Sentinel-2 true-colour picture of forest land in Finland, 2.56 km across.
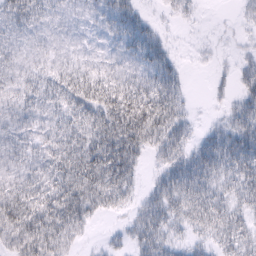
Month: February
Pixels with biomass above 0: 82%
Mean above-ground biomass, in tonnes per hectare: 36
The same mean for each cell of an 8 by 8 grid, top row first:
35 21 14 41 20 13 1 8
17 14 11 16 47 8 4 7
23 31 49 35 37 35 5 25
27 29 50 73 87 49 4 36
26 29 57 74 51 42 40 56
25 39 81 69 16 47 47 51
65 70 68 28 31 44 56 34
45 65 20 9 41 23 26 36
